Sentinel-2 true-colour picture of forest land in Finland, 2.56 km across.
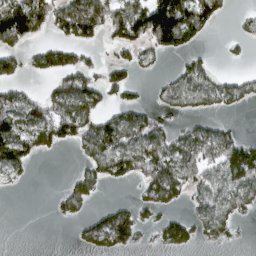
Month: March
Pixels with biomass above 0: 50%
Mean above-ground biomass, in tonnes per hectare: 63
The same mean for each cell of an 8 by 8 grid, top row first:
152 87 134 101 150 173 84 18
60 48 61 33 61 81 11 16
39 39 95 56 12 62 68 40
105 85 117 47 56 42 39 17
139 68 69 123 120 74 93 81
27 0 48 77 89 98 76 129
0 5 44 39 46 29 71 58
0 0 28 95 13 63 31 7
